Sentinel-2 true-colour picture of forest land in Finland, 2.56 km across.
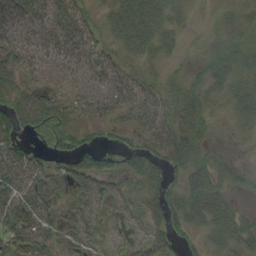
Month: September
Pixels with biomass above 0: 82%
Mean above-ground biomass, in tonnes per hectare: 41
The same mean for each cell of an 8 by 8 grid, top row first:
48 52 48 41 74 29 5 19
49 49 60 33 44 20 16 33
43 30 25 49 35 24 37 36
65 79 31 31 51 51 32 31
45 40 39 15 33 67 23 8
80 67 76 52 58 21 57 19
57 57 33 28 54 39 68 14
45 46 39 28 51 37 31 49
